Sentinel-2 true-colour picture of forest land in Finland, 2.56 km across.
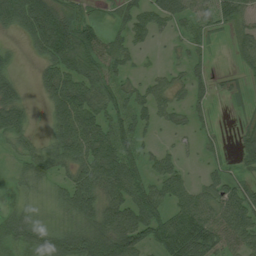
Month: July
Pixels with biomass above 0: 75%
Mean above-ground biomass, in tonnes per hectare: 45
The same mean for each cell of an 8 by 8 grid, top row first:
80 94 35 21 47 58 53 47
10 74 78 43 19 13 19 35
27 45 57 50 22 25 23 12
57 25 77 52 42 34 15 7
32 27 78 68 34 16 18 24
23 35 58 70 42 42 24 23
20 25 61 63 64 47 59 78
53 53 66 96 67 80 79 62
